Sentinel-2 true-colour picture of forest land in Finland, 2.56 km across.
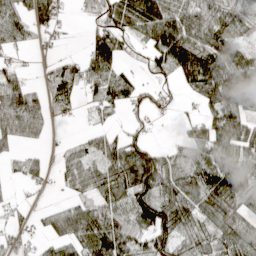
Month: April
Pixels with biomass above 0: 72%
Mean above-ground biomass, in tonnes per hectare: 62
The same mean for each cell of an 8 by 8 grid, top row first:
76 58 11 64 90 89 88 50
39 12 8 89 23 134 96 53
40 51 67 72 19 39 122 103
149 53 14 31 30 12 56 107
44 11 30 63 59 15 78 100
15 18 74 91 134 58 71 80
20 15 59 71 105 89 75 71
36 38 84 132 70 93 66 84
